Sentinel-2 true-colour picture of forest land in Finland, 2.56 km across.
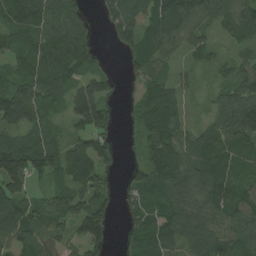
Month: August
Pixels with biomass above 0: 86%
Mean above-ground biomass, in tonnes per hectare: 74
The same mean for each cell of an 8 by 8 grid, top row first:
85 101 52 59 70 125 76 88
61 94 88 17 69 65 43 37
73 110 60 34 69 39 14 68
102 46 93 42 76 72 31 107
86 77 58 45 70 100 90 82
168 90 78 30 64 101 97 54
115 71 95 52 64 96 100 81
93 79 83 35 72 74 101 85
